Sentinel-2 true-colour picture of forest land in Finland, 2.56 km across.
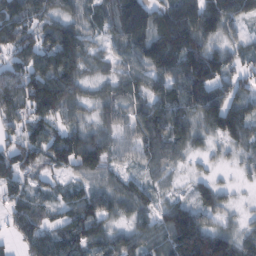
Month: February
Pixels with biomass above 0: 88%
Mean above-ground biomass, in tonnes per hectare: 83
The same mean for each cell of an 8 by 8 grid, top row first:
106 81 67 99 135 151 131 74
91 114 104 39 120 168 101 51
92 128 80 56 68 93 143 59
70 94 51 64 88 100 118 88
86 103 136 70 86 88 33 72
79 38 60 52 40 23 28 15
55 43 85 66 58 98 72 17
40 87 99 70 80 164 170 73
